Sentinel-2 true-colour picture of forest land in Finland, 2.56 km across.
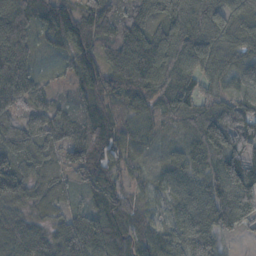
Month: October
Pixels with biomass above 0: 97%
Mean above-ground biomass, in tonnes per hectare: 87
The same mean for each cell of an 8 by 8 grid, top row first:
82 121 142 114 109 111 92 75
94 41 127 110 145 114 88 80
124 19 97 130 145 93 71 64
53 54 60 66 68 67 84 106
84 63 106 77 40 27 156 109
106 35 59 70 31 71 117 170
54 32 38 102 43 60 112 125
110 80 136 117 84 92 102 23
